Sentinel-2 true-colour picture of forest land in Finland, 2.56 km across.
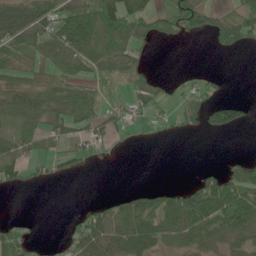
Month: June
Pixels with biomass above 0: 54%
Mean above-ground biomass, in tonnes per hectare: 34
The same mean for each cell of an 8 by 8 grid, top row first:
63 59 72 71 46 57 36 48
57 56 63 59 17 2 6 36
42 35 39 36 38 8 16 0
52 52 49 31 31 21 40 32
35 27 27 20 2 1 0 0
30 15 12 0 0 0 22 55
0 0 9 39 53 62 73 76
51 5 53 57 64 43 47 40
